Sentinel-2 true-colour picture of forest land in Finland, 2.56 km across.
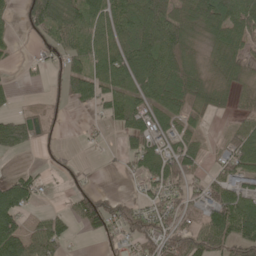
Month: May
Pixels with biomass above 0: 67%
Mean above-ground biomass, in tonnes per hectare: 58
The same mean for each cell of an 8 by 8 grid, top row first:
25 116 93 88 90 73 96 88
17 44 74 73 95 89 36 58
9 17 69 75 76 82 30 51
26 15 10 57 73 67 47 26
86 10 5 5 81 63 14 66
41 12 16 3 63 83 31 85
125 10 68 54 52 59 75 121
112 82 12 40 71 81 113 90
